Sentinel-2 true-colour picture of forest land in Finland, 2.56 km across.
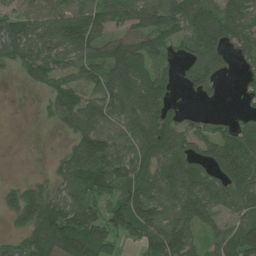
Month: July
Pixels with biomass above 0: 76%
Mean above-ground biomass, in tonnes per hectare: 78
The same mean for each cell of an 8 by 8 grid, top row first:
63 75 96 77 92 112 122 97
78 77 81 69 79 49 113 76
11 54 59 112 93 36 86 26
0 25 90 83 123 37 11 18
0 1 86 87 106 86 91 105
3 26 109 115 87 118 87 137
80 106 110 70 120 103 107 70
35 121 140 82 69 141 55 100
